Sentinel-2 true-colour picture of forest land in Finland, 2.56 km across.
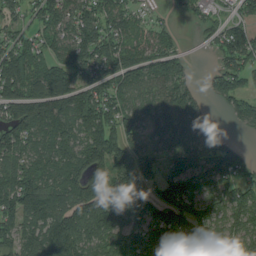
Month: August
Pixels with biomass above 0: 85%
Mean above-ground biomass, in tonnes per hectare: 112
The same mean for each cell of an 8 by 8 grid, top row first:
58 117 116 103 45 26 43 61
114 84 137 124 91 63 26 143
175 168 100 118 93 126 34 107
147 147 144 130 90 143 42 81
120 91 121 156 66 90 136 31
137 112 139 172 95 94 98 91
136 156 161 235 122 118 99 130
107 172 146 125 176 99 118 99
